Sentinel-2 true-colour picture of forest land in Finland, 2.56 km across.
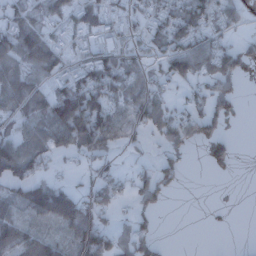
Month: December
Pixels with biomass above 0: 60%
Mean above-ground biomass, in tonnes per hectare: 56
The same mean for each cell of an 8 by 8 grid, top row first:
47 43 47 60 41 82 86 37
78 73 36 80 37 84 71 50
66 49 95 128 69 79 59 44
51 80 176 89 72 39 74 19
70 73 97 53 19 53 76 5
42 32 19 43 49 35 6 2
44 130 100 50 37 0 3 0
70 48 103 90 72 0 0 0
